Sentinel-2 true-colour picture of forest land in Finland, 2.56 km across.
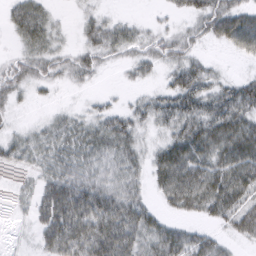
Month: March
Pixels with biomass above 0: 70%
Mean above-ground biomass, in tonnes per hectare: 34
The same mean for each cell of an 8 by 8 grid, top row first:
35 25 12 13 5 13 46 45
14 30 22 34 26 34 9 35
37 24 18 1 13 33 32 26
11 7 11 26 28 52 47 51
7 23 40 43 15 48 51 58
1 24 41 31 23 63 61 60
0 55 85 73 44 23 38 47
2 48 91 105 52 52 35 17
